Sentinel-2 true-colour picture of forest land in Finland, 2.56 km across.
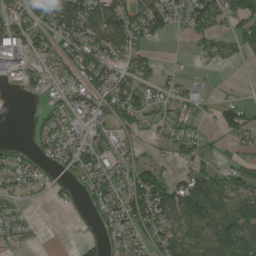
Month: August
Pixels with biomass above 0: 60%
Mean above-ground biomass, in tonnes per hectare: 43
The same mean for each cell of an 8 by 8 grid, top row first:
56 61 113 104 82 49 72 49
66 38 60 79 31 1 31 30
18 24 44 54 39 18 9 1
0 25 34 44 51 29 10 56
8 32 54 42 17 36 20 24
38 22 37 48 75 27 49 48
20 5 13 48 76 87 104 82
18 1 15 24 30 66 80 95
